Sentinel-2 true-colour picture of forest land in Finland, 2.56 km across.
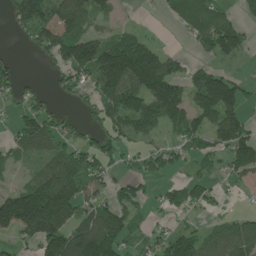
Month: June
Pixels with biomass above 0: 62%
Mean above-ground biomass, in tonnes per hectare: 83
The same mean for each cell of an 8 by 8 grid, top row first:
91 152 141 44 2 55 81 44
9 109 148 136 113 8 71 78
61 19 59 152 193 103 117 42
30 62 31 87 112 112 106 93
63 81 66 64 37 38 68 159
16 95 95 47 64 28 40 53
236 209 109 91 34 52 32 8
61 166 166 150 37 90 75 135
